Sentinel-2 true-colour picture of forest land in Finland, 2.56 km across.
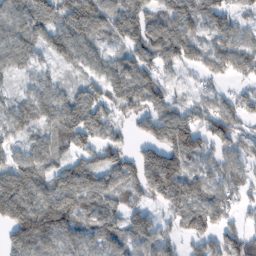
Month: February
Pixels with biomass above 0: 85%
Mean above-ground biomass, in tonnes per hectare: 85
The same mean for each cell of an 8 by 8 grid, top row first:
86 82 143 91 74 92 89 45
72 75 108 50 103 96 78 95
28 50 46 99 105 46 51 52
69 83 146 74 74 85 101 86
46 68 81 68 57 159 92 79
115 93 135 75 119 80 77 68
150 157 92 77 53 82 106 41
106 118 75 78 82 47 72 95
